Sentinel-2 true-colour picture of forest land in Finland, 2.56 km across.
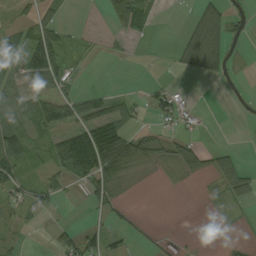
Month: September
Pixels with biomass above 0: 44%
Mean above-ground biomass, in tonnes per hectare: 25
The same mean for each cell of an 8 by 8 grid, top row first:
14 27 0 28 34 0 64 18
40 34 14 7 1 18 100 9
25 50 8 0 2 4 22 5
43 65 56 54 16 53 6 2
63 40 114 102 33 23 2 0
47 31 54 57 7 6 6 1
27 22 2 26 1 0 3 6
14 5 59 30 7 3 0 5
